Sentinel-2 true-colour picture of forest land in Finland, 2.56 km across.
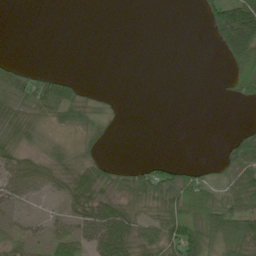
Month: June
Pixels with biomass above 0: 46%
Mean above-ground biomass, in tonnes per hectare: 30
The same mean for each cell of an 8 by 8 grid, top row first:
0 0 0 0 0 0 41 125
0 0 0 0 0 0 3 94
47 34 8 0 0 0 0 39
51 43 46 12 0 0 0 0
44 15 20 7 0 0 0 43
60 49 64 41 46 56 24 69
19 4 50 54 29 77 78 68
28 27 48 89 53 84 72 87
